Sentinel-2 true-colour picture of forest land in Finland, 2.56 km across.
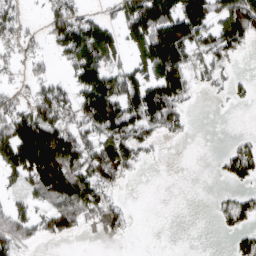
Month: March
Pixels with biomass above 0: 55%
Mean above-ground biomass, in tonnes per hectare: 66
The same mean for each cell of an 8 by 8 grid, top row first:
53 52 66 32 160 135 105 146
38 30 140 98 113 154 80 49
19 44 84 98 101 120 40 18
95 111 93 137 143 64 1 2
163 181 101 108 56 8 0 29
61 154 100 74 6 0 1 65
46 61 102 50 0 0 3 63
64 33 8 9 0 0 0 40
